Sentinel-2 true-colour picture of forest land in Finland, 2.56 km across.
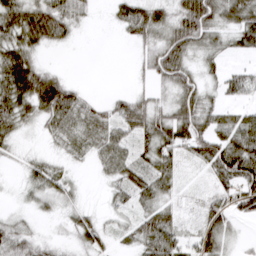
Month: March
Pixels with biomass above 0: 74%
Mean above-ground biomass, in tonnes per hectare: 38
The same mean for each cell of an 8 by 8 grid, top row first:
67 77 32 21 66 50 72 63
64 27 2 0 28 68 36 29
91 63 6 0 15 58 22 35
60 59 39 30 55 53 45 31
22 11 23 47 36 58 62 71
6 44 5 33 49 36 24 81
10 18 26 20 38 23 37 53
55 18 28 17 45 39 48 10
